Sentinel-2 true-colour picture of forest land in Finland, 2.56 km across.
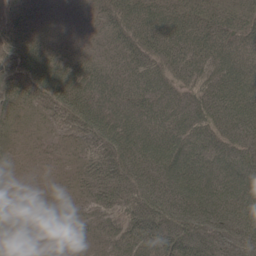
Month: May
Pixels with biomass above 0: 93%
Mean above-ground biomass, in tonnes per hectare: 46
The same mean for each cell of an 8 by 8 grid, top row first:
24 9 11 45 57 48 40 38
45 30 18 30 62 64 56 39
49 70 50 41 59 44 57 52
30 32 65 53 53 53 67 76
16 12 24 68 68 70 70 68
14 7 19 56 71 82 70 74
14 7 17 43 74 79 83 71
23 8 8 32 65 69 56 69
